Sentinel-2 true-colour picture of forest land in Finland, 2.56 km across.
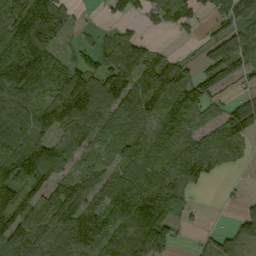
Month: September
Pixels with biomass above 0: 78%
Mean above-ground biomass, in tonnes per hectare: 98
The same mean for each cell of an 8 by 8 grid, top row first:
176 199 16 33 41 73 44 119
199 142 42 92 73 10 71 124
182 185 119 141 125 139 88 28
126 115 149 89 111 104 40 107
147 119 80 76 88 76 85 76
146 107 81 64 91 118 73 7
138 111 112 119 133 76 1 24
138 98 154 112 139 49 43 98
